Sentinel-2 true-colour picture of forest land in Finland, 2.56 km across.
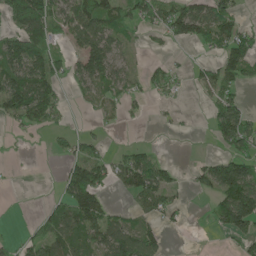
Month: May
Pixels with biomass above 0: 51%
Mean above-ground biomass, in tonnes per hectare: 56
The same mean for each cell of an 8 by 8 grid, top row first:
96 98 89 86 69 90 113 48
98 69 64 74 9 10 48 92
114 101 52 66 28 18 48 70
93 85 6 20 9 7 25 83
4 12 45 9 15 0 10 94
1 0 125 59 114 24 66 131
0 30 145 33 46 36 15 180
24 75 77 102 94 1 0 42
